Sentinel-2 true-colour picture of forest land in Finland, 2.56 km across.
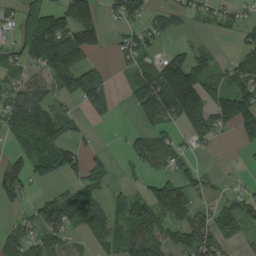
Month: August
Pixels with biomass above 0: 62%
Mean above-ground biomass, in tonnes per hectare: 68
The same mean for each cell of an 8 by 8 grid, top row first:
43 97 105 39 63 32 31 29
45 178 159 22 69 29 23 37
47 78 166 24 103 220 82 77
128 88 24 17 77 117 130 155
63 92 39 3 52 39 44 26
89 60 54 29 37 66 25 6
23 94 114 55 92 81 40 62
68 75 18 59 110 82 83 27
